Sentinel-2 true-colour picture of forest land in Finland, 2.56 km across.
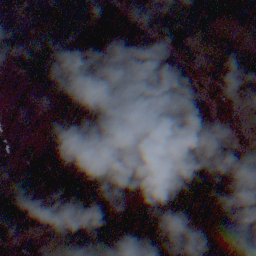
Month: November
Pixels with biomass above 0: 82%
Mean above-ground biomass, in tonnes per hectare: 87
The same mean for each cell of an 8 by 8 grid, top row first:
90 146 105 124 106 109 94 101
97 117 164 162 174 80 42 69
21 61 160 148 63 103 51 68
0 3 64 55 74 75 72 43
20 36 45 28 54 109 57 45
82 117 121 54 68 64 98 42
141 104 153 91 79 104 106 84
97 32 121 143 134 100 99 70
